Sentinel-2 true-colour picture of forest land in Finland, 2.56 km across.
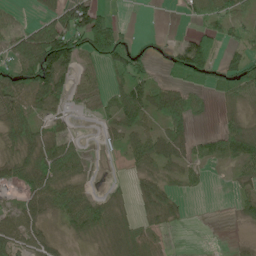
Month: June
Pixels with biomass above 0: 64%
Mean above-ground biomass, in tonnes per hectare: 42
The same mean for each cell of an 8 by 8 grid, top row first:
17 32 118 28 0 2 47 33
56 142 71 115 15 38 78 31
73 114 40 32 50 34 49 66
64 46 15 42 72 73 15 31
45 53 21 18 51 51 35 67
41 70 34 4 35 26 10 27
34 44 79 46 28 27 0 26
54 28 20 36 36 3 1 5
